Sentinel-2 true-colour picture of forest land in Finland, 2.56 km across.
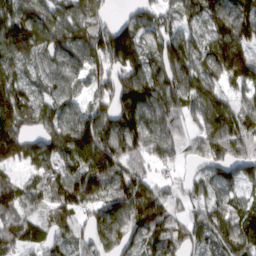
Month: March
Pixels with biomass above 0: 89%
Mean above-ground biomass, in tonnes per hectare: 106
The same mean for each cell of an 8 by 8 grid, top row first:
121 106 110 32 72 67 112 140
108 96 106 204 110 154 119 153
110 67 55 123 156 137 85 100
171 98 70 128 134 87 115 97
144 106 204 141 113 78 90 118
43 91 160 131 91 36 69 74
115 72 88 110 186 58 91 69
95 81 54 105 116 91 79 116
